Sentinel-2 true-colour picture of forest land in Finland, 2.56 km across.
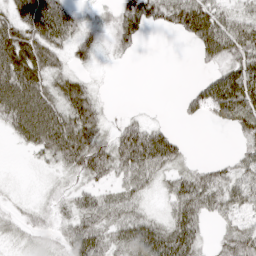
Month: April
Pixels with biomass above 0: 72%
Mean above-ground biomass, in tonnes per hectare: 49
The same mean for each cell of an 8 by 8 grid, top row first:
56 98 26 31 87 79 97 51
81 71 53 26 8 0 71 82
106 57 34 1 0 0 39 96
103 99 79 5 7 10 56 104
21 74 86 60 109 47 0 26
3 12 38 41 60 42 45 50
12 19 50 52 25 62 44 52
12 14 78 50 96 86 16 65
